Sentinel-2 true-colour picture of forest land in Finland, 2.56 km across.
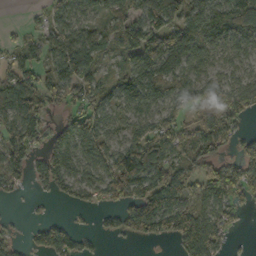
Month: October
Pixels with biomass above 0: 73%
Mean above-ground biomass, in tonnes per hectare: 73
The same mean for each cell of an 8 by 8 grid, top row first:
0 44 62 77 92 124 120 120
38 66 96 46 159 121 73 73
86 65 104 36 117 94 62 56
107 63 69 52 77 56 107 57
93 56 108 60 87 95 102 52
69 75 75 118 99 111 102 93
1 4 29 43 123 100 71 28
18 74 37 16 42 64 127 4
